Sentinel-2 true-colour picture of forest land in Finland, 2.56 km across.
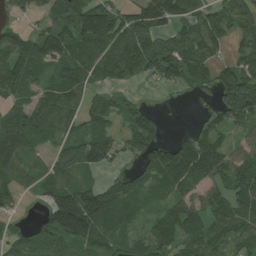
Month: July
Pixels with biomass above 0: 79%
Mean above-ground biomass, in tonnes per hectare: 81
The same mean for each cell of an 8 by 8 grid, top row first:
28 52 132 117 122 110 78 95
109 134 108 107 102 97 89 54
101 72 86 48 38 69 57 109
84 104 74 66 65 1 42 139
113 43 97 84 75 56 94 52
75 70 64 24 55 124 83 110
34 77 177 123 49 77 80 88
44 62 92 65 58 82 80 63
